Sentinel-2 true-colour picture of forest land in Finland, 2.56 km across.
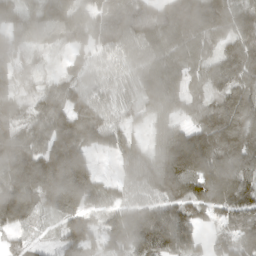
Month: March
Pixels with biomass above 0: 93%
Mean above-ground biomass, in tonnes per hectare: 118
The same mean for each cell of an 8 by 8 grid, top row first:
97 118 108 102 84 140 153 123
102 59 82 98 139 144 85 139
88 51 87 89 138 106 104 136
85 137 123 92 65 75 115 158
137 144 161 100 52 143 164 168
166 215 221 33 125 175 158 136
169 89 143 86 106 141 129 135
48 15 141 122 127 130 70 161
